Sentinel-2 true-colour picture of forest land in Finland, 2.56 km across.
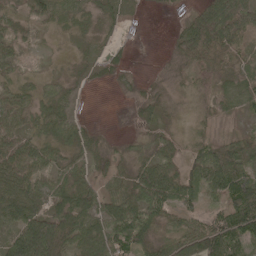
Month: May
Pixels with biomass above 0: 79%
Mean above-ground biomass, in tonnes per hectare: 44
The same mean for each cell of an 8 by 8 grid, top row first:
45 40 32 22 4 7 76 85
39 6 12 10 1 34 82 39
41 18 10 8 6 9 16 28
53 48 10 0 22 10 18 20
67 47 41 13 23 29 45 38
90 46 39 32 67 59 82 76
84 62 77 58 86 55 34 103
81 140 49 67 54 58 105 78
